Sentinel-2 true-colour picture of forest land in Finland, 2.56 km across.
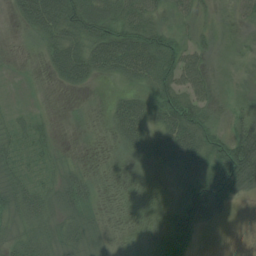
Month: July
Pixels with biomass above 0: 74%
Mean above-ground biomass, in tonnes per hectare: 34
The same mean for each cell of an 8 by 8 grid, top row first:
25 81 70 52 55 32 17 24
4 37 55 77 73 44 23 2
7 10 43 25 41 56 29 2
11 4 6 28 48 71 35 22
24 18 2 15 51 69 62 81
32 18 27 8 12 30 75 105
46 37 41 6 13 41 67 6
37 44 45 9 10 43 2 0
